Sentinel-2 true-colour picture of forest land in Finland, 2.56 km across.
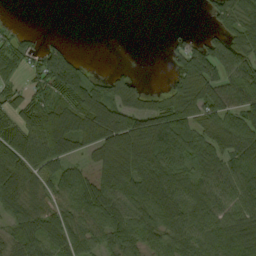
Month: September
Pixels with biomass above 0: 74%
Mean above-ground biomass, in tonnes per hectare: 69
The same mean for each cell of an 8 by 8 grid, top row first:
1 0 0 0 0 0 24 76
51 41 3 0 0 28 66 71
30 83 94 52 12 45 85 88
56 85 121 128 102 108 51 84
86 102 74 128 166 116 84 83
93 65 63 143 119 91 77 77
70 64 88 92 95 101 78 67
60 67 68 71 83 73 68 107
